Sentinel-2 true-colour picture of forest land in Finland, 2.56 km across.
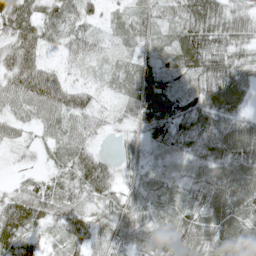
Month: May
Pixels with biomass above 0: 92%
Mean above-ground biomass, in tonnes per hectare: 46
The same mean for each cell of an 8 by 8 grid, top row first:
89 45 44 14 42 41 77 42
72 28 35 17 30 54 71 34
66 66 11 30 63 27 57 49
33 53 51 16 66 46 57 38
18 19 46 8 36 43 53 72
10 28 68 53 40 35 52 71
63 59 38 45 39 28 64 65
68 21 46 45 42 57 55 77
